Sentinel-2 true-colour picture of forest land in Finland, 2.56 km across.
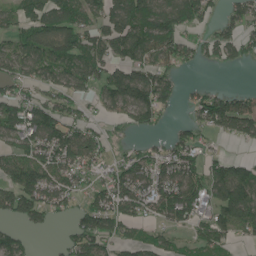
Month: June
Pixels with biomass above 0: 69%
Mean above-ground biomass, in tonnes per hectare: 80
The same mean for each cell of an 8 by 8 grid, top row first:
68 114 95 105 118 118 50 69
77 93 109 106 117 89 52 65
80 70 99 105 125 46 6 0
89 95 48 53 116 19 102 123
77 116 104 35 28 64 23 28
117 122 78 65 103 114 82 120
100 87 53 100 77 134 80 170
67 2 90 76 55 28 74 34
